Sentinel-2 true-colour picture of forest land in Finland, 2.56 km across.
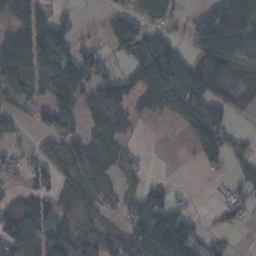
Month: November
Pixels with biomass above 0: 63%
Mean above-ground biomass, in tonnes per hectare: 65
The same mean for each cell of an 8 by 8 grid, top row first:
77 47 12 49 68 36 85 108
109 153 62 55 117 62 150 90
120 77 134 103 115 127 173 37
37 82 76 95 61 48 107 24
20 38 78 44 3 1 113 26
20 44 64 36 23 0 18 37
68 59 64 23 78 39 14 50
77 81 53 47 78 122 35 3
